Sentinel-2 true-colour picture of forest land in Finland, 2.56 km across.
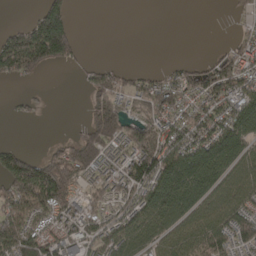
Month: April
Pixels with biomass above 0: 62%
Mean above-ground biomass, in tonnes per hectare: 85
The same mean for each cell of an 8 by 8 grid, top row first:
0 164 0 0 0 0 0 21
214 242 34 0 0 0 5 54
54 3 23 95 57 68 128 117
16 8 8 148 72 87 108 137
19 18 111 77 164 120 161 131
175 187 75 63 155 182 152 86
117 134 73 71 119 145 97 106
152 108 77 115 96 95 123 84
